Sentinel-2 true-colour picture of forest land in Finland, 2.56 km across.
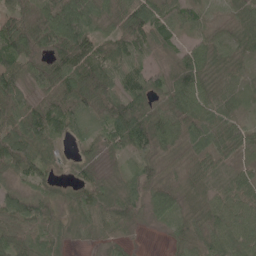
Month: May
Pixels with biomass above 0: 91%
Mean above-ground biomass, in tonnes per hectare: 50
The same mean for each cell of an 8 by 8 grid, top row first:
54 84 87 38 82 53 20 32
81 76 84 52 49 33 46 29
67 53 83 72 63 54 40 43
62 92 51 58 68 53 62 32
93 50 21 33 66 47 53 45
35 37 32 17 53 24 47 33
73 62 41 62 39 39 41 54
62 44 15 19 1 23 53 60
